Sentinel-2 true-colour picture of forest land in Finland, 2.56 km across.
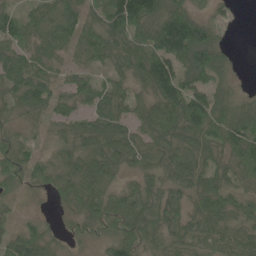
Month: June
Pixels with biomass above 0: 90%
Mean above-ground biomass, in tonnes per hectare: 62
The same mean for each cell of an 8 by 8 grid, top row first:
58 61 72 99 122 110 29 11
59 51 45 72 79 133 95 2
77 58 45 49 78 113 62 10
34 46 44 69 55 95 104 63
57 25 63 85 59 63 80 95
77 65 87 57 45 60 69 60
20 6 42 78 60 50 82 54
60 40 24 61 62 48 54 60
